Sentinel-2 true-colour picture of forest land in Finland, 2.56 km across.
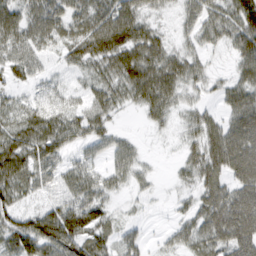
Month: March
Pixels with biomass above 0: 79%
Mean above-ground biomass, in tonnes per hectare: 46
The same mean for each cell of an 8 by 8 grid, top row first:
49 70 53 82 39 18 50 80
55 31 65 97 76 27 28 50
34 20 16 51 81 58 26 35
33 41 36 34 29 28 25 65
63 66 32 36 8 7 61 75
60 35 44 29 16 12 52 61
43 34 81 26 5 10 60 92
70 89 73 34 19 29 52 82
